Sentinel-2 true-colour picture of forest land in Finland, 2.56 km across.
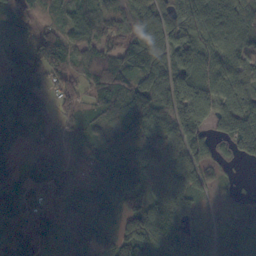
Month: October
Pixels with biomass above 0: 91%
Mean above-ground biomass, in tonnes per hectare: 87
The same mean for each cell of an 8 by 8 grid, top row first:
92 29 65 76 107 116 115 109
140 72 70 72 119 129 111 95
131 79 71 103 88 142 102 94
104 53 54 83 122 112 105 120
34 48 60 64 98 97 89 91
84 100 74 70 65 93 42 12
63 96 75 94 97 126 21 83
104 54 47 64 103 136 95 116
